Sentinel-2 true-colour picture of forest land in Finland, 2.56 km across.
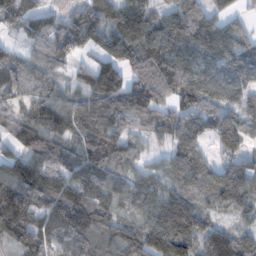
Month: November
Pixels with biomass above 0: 89%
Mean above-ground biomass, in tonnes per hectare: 97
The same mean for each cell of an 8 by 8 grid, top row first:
67 77 77 79 99 80 73 42
31 98 77 94 98 98 100 90
68 56 58 149 109 111 94 99
56 132 92 117 111 93 89 110
74 112 76 113 58 79 57 116
145 131 117 100 85 77 98 177
150 102 145 89 90 150 59 92
81 90 119 114 120 172 133 101
